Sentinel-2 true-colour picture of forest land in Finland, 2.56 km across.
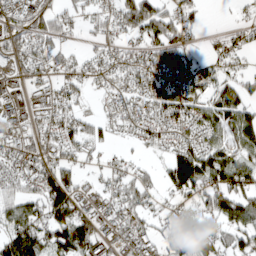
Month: March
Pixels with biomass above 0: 73%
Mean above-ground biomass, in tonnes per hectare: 54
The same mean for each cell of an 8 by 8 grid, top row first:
46 51 29 50 111 66 7 10
49 51 13 36 52 82 17 32
33 40 39 43 68 89 52 48
31 36 31 23 50 66 66 84
42 44 56 19 30 40 58 78
52 68 35 32 28 95 83 80
72 103 44 43 47 33 69 93
119 86 126 42 51 63 73 57
